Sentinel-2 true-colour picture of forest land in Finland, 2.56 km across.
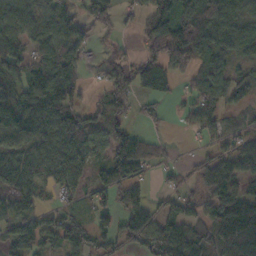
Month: October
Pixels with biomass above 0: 75%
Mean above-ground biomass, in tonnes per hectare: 76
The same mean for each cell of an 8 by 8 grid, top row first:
103 85 41 76 68 112 157 112
66 73 57 29 66 126 93 73
103 141 52 92 66 44 111 35
106 117 76 81 32 10 55 22
80 98 90 96 33 5 28 44
93 66 96 113 50 25 125 81
71 32 29 56 76 47 57 137
76 55 63 54 95 126 118 178
